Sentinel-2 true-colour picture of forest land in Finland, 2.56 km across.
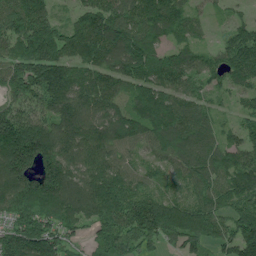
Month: June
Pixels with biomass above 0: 93%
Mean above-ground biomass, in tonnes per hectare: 133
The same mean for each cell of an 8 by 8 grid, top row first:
174 102 97 142 166 148 38 35
118 181 151 167 184 91 48 186
146 196 125 126 147 137 87 106
129 118 155 110 153 162 78 64
241 191 128 129 89 158 105 93
202 200 132 141 71 77 119 145
172 173 150 157 175 140 119 118
194 172 48 128 119 105 121 161
